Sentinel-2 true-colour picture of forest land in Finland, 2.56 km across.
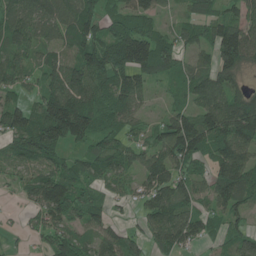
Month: June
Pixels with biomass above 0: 81%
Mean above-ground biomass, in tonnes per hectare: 80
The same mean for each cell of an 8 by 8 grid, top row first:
78 94 105 69 80 26 66 63
80 59 98 131 146 83 62 144
56 61 109 109 59 46 84 51
86 147 158 77 28 63 96 136
73 144 69 84 50 139 110 131
33 85 69 70 71 85 70 133
10 109 88 34 55 103 51 71
11 55 63 68 49 97 37 67
